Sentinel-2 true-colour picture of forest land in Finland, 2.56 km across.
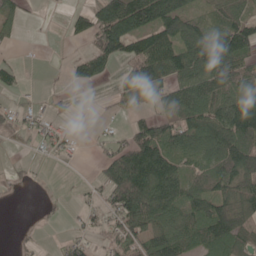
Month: May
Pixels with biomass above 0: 62%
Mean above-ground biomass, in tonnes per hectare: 61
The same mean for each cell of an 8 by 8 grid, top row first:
36 3 38 129 138 110 40 56
11 1 9 127 109 99 108 96
32 3 43 24 102 81 97 81
40 29 4 11 34 79 89 130
12 44 9 39 130 69 88 111
7 3 2 97 152 107 75 114
1 6 18 61 124 84 83 106
5 3 38 46 82 86 70 70
